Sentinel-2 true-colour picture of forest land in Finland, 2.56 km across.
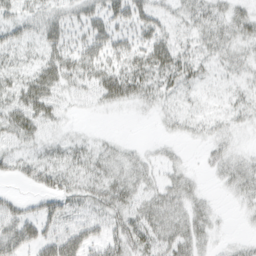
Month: March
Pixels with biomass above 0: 65%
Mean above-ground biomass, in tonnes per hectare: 21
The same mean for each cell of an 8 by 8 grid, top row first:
23 25 24 35 33 16 27 21
22 27 24 32 30 30 19 18
21 31 26 42 35 30 10 14
32 22 4 5 5 14 9 16
17 13 14 9 5 6 13 5
18 31 25 25 18 15 6 23
22 25 21 29 25 22 12 7
41 34 34 31 38 29 11 6
